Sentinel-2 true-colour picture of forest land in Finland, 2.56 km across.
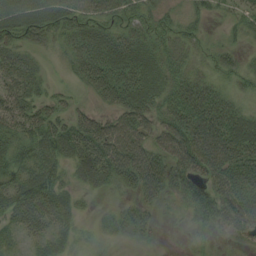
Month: August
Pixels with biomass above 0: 79%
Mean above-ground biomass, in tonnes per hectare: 41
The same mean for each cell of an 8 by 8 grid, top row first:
55 52 40 34 32 17 19 25
43 18 46 64 51 38 16 16
54 16 26 66 59 48 31 21
48 38 24 36 57 64 76 38
43 57 67 87 59 77 77 67
40 52 33 52 76 62 54 57
57 55 16 8 25 12 59 74
16 31 9 6 11 1 14 23
